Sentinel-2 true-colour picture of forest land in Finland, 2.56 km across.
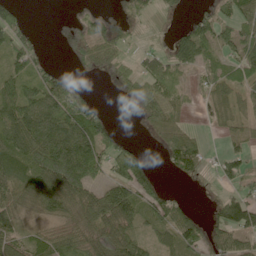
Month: June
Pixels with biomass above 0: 67%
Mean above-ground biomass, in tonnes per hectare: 58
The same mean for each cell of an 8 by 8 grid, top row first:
45 1 19 28 21 12 53 63
60 7 53 46 14 51 52 72
71 70 15 32 76 34 33 63
85 116 123 13 53 53 18 40
81 153 130 72 12 75 15 26
89 142 120 69 91 18 13 52
56 79 86 115 65 63 13 102
45 60 72 79 42 76 66 49
